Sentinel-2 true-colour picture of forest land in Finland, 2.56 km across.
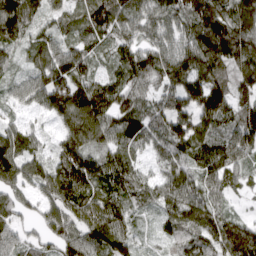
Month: April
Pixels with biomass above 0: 94%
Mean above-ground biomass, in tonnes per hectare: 96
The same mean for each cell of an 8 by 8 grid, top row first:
126 70 72 125 102 101 151 143
64 84 80 64 97 116 129 126
51 132 97 80 107 123 133 92
40 78 135 117 106 130 116 89
108 44 114 82 78 108 96 107
104 105 145 103 59 94 88 53
81 80 110 101 41 95 102 19
69 63 120 150 22 66 93 166
